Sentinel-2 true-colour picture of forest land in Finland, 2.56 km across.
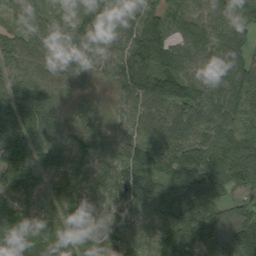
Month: September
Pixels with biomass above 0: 97%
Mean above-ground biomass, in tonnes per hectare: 96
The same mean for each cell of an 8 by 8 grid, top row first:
62 62 46 57 75 75 71 93
75 116 100 65 129 91 67 60
83 84 54 71 158 136 89 100
170 110 65 40 85 81 114 93
141 105 102 83 63 86 118 93
156 84 82 96 94 95 96 101
93 103 114 76 96 145 108 71
132 126 135 106 92 139 102 135
